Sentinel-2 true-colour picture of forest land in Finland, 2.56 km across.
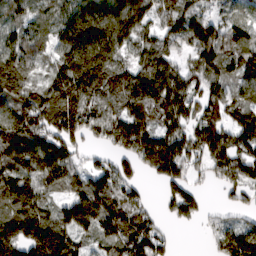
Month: March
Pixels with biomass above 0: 87%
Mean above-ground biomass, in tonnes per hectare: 118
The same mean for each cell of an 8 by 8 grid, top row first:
88 95 178 192 127 96 74 64
121 73 208 183 85 71 154 107
172 94 203 122 132 129 97 118
148 153 174 94 121 126 76 94
173 142 69 96 168 133 152 119
151 142 75 131 49 89 50 104
179 83 218 147 71 90 21 55
175 205 74 104 132 15 24 169
